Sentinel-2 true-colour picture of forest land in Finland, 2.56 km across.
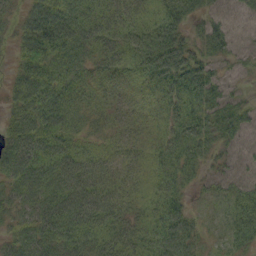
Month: September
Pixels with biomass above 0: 92%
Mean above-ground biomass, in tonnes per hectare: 50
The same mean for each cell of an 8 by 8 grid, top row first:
32 106 70 47 40 59 34 25
37 90 67 42 57 64 43 24
46 81 48 27 32 67 52 13
51 103 44 24 17 50 54 42
67 80 35 20 19 53 43 25
74 86 74 36 27 51 24 31
47 77 85 51 34 51 18 56
48 66 65 58 49 73 17 42
